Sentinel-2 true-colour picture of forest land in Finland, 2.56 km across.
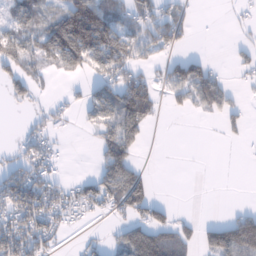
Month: January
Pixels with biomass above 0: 49%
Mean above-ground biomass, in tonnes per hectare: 51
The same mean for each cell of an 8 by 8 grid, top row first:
63 59 160 62 65 64 0 16
83 95 148 120 65 37 0 21
51 14 17 67 54 74 92 10
10 28 28 94 93 18 36 25
23 40 0 96 29 0 0 8
80 72 18 94 41 0 0 0
113 86 52 45 76 15 0 18
101 64 9 21 98 72 67 151
